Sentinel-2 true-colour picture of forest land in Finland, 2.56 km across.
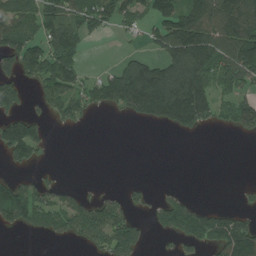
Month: July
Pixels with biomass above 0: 49%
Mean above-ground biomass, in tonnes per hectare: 83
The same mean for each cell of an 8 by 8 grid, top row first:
112 122 140 118 78 129 137 161
149 149 87 1 31 173 165 205
113 112 81 99 180 130 154 137
79 54 76 33 89 134 119 117
176 37 0 0 0 0 0 1
36 17 0 0 2 0 0 0
175 119 94 102 29 131 45 39
0 22 61 154 48 50 119 189
